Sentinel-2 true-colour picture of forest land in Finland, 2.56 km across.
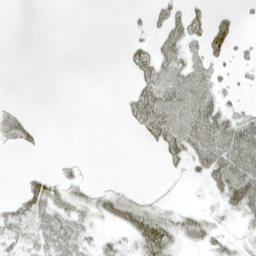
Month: May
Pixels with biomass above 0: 41%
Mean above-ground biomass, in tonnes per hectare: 21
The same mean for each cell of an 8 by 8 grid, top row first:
0 0 0 0 10 38 32 16
0 0 0 0 22 36 57 17
0 0 0 0 31 38 38 8
15 0 0 0 54 54 48 25
20 2 0 0 10 48 56 65
2 22 14 1 0 7 38 70
26 47 29 38 33 13 10 40
30 43 33 13 50 29 24 10
